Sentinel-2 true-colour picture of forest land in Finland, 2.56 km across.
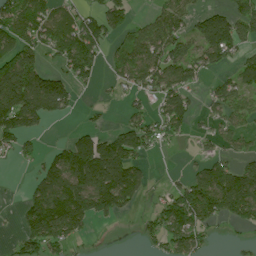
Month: July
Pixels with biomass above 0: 59%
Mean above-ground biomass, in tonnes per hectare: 81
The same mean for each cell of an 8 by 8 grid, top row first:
121 103 74 103 20 79 95 90
115 78 136 37 96 81 128 64
130 98 63 38 91 92 34 59
99 86 17 4 58 125 31 67
47 14 123 125 85 27 27 31
2 96 203 240 73 12 121 145
12 156 162 120 23 150 152 162
31 113 43 1 31 121 35 14
